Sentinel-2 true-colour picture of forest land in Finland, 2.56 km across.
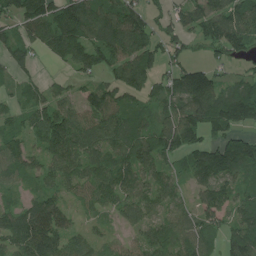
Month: July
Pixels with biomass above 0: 84%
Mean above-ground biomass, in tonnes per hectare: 88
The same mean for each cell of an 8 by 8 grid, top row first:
88 112 139 102 76 64 104 114
76 72 119 112 108 65 57 98
45 30 45 60 89 93 114 60
45 93 86 109 72 114 145 138
62 91 97 97 103 114 90 102
57 62 88 117 95 65 119 82
59 101 40 67 105 81 95 85
94 110 66 44 76 99 82 120
